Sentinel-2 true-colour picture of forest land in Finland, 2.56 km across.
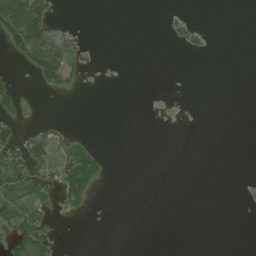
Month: July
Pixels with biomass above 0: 17%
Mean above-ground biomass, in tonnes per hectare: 15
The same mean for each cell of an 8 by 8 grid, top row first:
121 51 0 0 0 8 0 0
50 83 18 0 0 6 7 0
9 38 10 0 0 0 0 0
20 0 0 0 0 0 0 0
52 49 31 0 0 0 0 0
74 34 122 4 0 0 0 0
43 20 26 0 0 0 0 0
46 35 0 0 0 0 0 0
